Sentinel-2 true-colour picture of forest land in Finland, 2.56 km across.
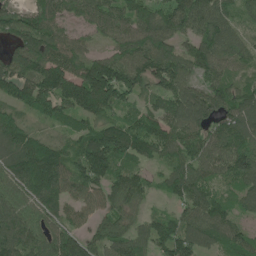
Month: June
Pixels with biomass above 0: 91%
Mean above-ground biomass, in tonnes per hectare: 97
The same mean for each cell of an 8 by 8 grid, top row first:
68 108 64 93 105 109 112 55
74 107 58 69 127 74 111 68
123 142 137 177 116 107 68 46
56 83 117 92 84 112 123 116
100 75 92 159 121 101 93 113
125 171 111 107 57 109 73 93
105 93 71 82 41 54 121 54
115 93 90 103 81 141 82 74
